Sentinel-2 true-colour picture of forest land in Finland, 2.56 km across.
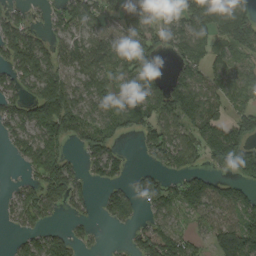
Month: September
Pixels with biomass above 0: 70%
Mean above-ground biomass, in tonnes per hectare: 76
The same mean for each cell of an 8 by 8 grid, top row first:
56 33 91 75 78 68 130 106
128 70 85 108 98 75 72 94
80 139 71 79 89 56 72 92
67 153 88 75 76 100 86 64
54 124 55 60 49 99 118 124
7 127 50 67 46 58 66 75
57 73 37 70 36 71 80 87
26 82 38 2 74 94 29 97
